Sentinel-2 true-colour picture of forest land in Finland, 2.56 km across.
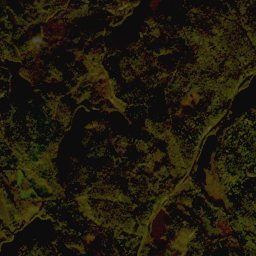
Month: October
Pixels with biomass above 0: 93%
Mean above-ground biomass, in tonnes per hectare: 105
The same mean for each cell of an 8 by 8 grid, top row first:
114 77 90 58 84 158 143 136
79 110 107 78 145 179 182 173
50 96 71 70 136 177 195 144
88 69 67 57 129 126 200 105
80 80 92 104 87 113 122 102
55 53 138 125 89 69 105 178
40 109 112 112 112 56 85 219
66 86 113 107 51 46 48 96
